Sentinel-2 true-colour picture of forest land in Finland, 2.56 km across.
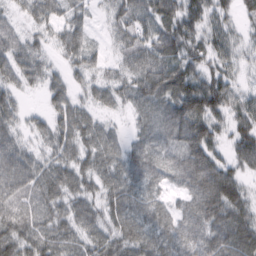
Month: February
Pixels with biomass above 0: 91%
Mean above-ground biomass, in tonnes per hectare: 58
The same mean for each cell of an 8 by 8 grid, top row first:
27 59 35 34 56 69 56 33
60 30 67 22 61 66 57 34
54 47 27 35 70 84 64 24
45 42 63 21 35 74 83 54
58 43 71 48 45 56 83 55
107 81 79 58 61 42 97 45
71 69 61 59 56 36 85 66
101 78 59 63 72 58 62 77
